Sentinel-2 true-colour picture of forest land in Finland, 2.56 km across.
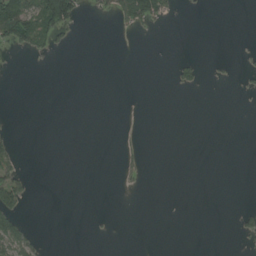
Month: August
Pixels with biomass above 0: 10%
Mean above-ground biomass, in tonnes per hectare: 10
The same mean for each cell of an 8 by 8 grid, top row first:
132 127 32 27 66 4 1 0
32 26 0 0 0 0 0 1
0 0 0 0 0 14 4 5
0 0 0 0 0 0 0 1
15 0 0 0 4 0 0 0
32 0 0 0 8 0 0 0
43 0 0 0 0 0 0 6
67 3 0 1 0 0 0 9
